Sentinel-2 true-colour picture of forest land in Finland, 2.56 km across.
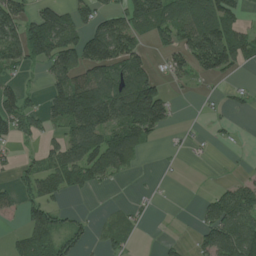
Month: July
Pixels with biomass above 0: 53%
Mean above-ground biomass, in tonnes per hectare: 68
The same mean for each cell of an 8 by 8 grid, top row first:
101 101 74 79 126 98 139 54
94 162 142 151 42 77 188 115
32 58 92 92 98 34 33 8
91 76 198 150 182 22 8 14
36 38 123 117 48 9 12 5
35 82 92 57 2 2 0 17
46 89 10 10 15 0 50 114
31 84 47 45 3 10 70 129
